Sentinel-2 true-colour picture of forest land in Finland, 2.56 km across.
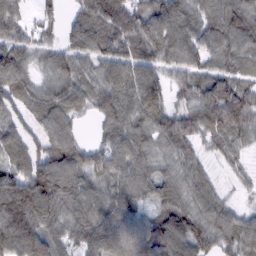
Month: February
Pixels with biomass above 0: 91%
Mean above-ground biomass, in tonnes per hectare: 79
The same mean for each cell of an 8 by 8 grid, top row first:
61 37 61 110 96 108 97 109
73 46 64 85 89 87 79 85
83 41 68 81 98 44 83 67
47 79 51 86 98 66 127 127
67 73 51 86 75 70 41 47
78 108 92 86 69 57 41 25
130 110 97 95 62 65 73 31
127 86 80 112 98 111 75 76
